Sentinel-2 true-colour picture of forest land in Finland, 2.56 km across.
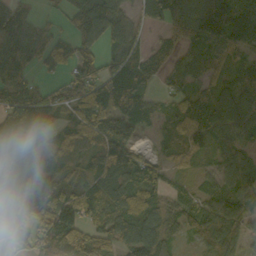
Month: October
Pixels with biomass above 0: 84%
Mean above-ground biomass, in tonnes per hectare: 68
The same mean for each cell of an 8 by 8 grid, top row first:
72 12 81 96 41 109 133 118
70 69 69 51 38 46 71 64
91 24 71 94 72 44 47 70
79 67 67 98 67 48 100 97
82 47 54 108 20 45 62 66
59 41 51 104 70 28 27 76
128 95 41 89 80 47 58 72
79 65 87 66 115 31 63 53
